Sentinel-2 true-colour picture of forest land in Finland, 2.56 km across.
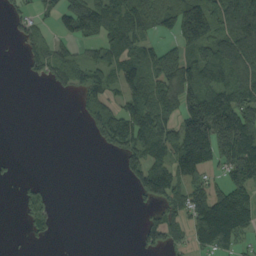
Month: September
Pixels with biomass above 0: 54%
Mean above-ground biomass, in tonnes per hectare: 71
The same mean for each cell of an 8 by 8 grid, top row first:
34 25 127 111 99 128 144 140
12 64 33 90 64 67 111 141
1 45 65 67 106 127 114 95
0 0 18 73 111 98 196 141
0 0 0 73 133 127 166 193
18 1 0 0 118 113 55 111
20 51 0 0 24 76 143 154
2 19 0 0 50 50 122 73
